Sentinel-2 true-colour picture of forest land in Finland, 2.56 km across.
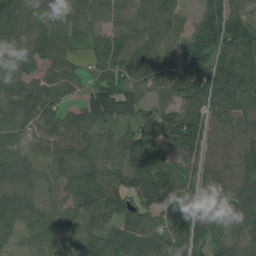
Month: August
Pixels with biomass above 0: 92%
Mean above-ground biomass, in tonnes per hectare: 78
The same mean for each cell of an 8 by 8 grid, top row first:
73 60 56 61 64 43 80 50
79 78 27 92 82 47 80 101
83 67 44 83 75 90 101 101
56 69 66 128 48 86 96 80
45 61 74 74 99 125 99 110
83 49 76 104 147 79 64 112
85 58 94 99 104 86 66 88
40 69 86 63 66 60 110 69
